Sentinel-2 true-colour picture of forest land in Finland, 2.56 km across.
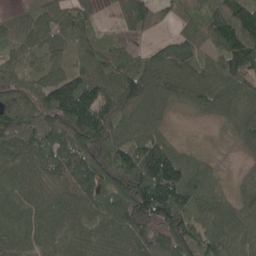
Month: May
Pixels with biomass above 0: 91%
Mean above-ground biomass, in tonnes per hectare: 92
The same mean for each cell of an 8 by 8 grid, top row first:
44 96 79 22 92 34 99 151
80 101 58 51 23 79 70 190
95 101 96 93 106 90 88 96
117 113 166 103 74 21 46 78
107 124 112 100 105 39 7 46
90 83 120 96 141 145 76 24
91 105 110 113 148 149 96 74
96 112 90 103 107 114 110 86
